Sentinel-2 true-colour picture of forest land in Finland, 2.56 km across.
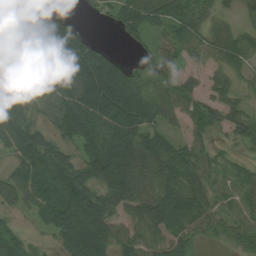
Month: August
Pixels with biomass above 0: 85%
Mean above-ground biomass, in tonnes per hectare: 72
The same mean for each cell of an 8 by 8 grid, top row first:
104 115 11 32 81 59 41 27
135 182 102 12 25 56 53 55
85 66 126 134 57 46 27 34
92 48 118 115 97 56 57 44
81 72 68 109 95 49 32 31
66 110 88 119 80 88 61 49
38 91 126 65 70 109 68 63
56 19 120 76 61 57 24 61
